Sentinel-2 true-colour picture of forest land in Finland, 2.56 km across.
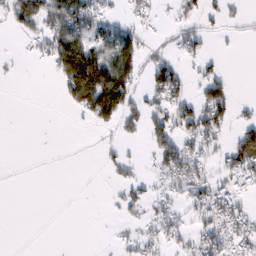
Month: February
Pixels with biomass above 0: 38%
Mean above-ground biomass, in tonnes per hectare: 35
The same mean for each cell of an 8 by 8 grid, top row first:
63 85 86 28 24 20 27 11
3 61 114 89 36 26 17 3
4 5 142 145 30 60 49 0
0 0 35 97 55 58 85 15
0 1 0 13 23 71 41 78
0 0 0 16 21 67 39 44
0 0 0 7 28 30 68 39
0 0 0 7 31 32 50 45
